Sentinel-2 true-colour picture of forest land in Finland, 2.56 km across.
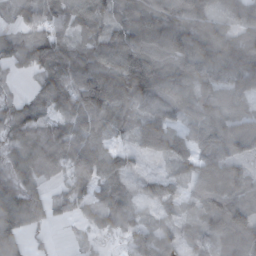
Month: November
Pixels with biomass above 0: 85%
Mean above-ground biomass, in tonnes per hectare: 88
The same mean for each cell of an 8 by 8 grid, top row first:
43 89 100 90 148 115 81 78
73 113 81 110 123 117 120 112
19 99 145 177 153 109 80 120
65 67 139 104 89 71 85 86
68 95 138 50 105 94 71 120
72 51 110 72 29 45 118 100
98 53 59 96 36 42 88 118
61 17 17 39 91 65 84 107
